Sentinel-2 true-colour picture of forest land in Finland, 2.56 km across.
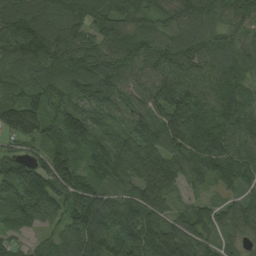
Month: August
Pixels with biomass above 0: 96%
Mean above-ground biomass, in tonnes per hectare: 100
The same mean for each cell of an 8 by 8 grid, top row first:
113 104 139 104 88 84 85 88
127 141 108 95 85 109 94 74
70 82 98 115 76 113 84 84
137 83 95 80 91 160 98 135
62 92 68 73 127 117 121 83
153 169 102 86 106 91 88 95
120 107 144 117 116 39 64 72
52 53 130 102 125 145 65 49
